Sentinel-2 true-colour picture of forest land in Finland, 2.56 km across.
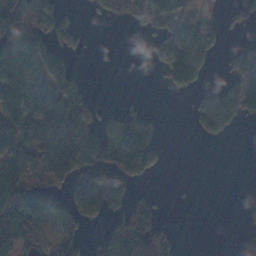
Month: November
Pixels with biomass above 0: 50%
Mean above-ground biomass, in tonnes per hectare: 57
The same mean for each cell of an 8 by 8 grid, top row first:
104 78 9 31 55 61 31 40
95 64 29 0 8 126 68 31
115 72 36 0 0 87 28 78
103 115 93 26 27 0 94 81
84 97 117 124 100 0 13 0
84 78 91 95 40 0 0 0
91 112 81 71 80 2 0 9
94 57 53 84 125 32 0 56
